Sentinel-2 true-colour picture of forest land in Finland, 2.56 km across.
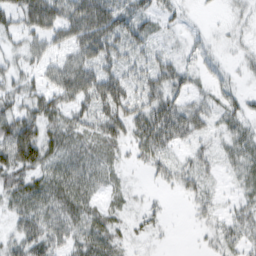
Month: February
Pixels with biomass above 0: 79%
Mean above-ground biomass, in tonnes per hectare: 37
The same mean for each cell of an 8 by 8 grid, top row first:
47 74 84 77 39 16 4 12
25 37 45 58 30 15 15 12
38 14 26 63 37 46 17 10
58 57 44 65 52 53 33 27
91 55 50 43 47 32 22 39
56 50 57 24 9 32 22 26
40 50 52 25 17 1 21 26
36 51 41 38 12 2 13 29
